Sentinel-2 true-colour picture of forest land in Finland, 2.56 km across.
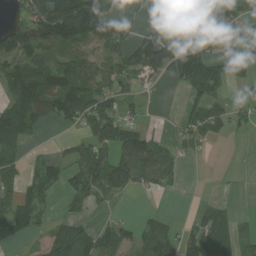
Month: July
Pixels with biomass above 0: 59%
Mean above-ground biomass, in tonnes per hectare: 65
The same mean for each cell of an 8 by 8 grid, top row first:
28 142 200 78 16 50 82 47
125 96 98 83 96 77 51 78
123 103 98 93 40 54 113 41
136 75 96 77 24 9 63 29
72 6 40 95 98 30 23 1
45 77 75 120 95 26 0 3
75 31 36 10 9 1 33 8
45 60 117 94 50 78 92 59
